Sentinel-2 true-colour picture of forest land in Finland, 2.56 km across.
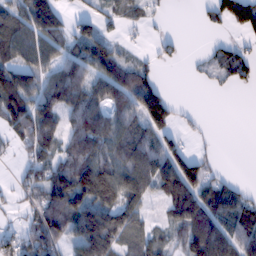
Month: February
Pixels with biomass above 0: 67%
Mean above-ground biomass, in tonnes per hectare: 74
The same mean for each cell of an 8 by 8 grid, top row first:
77 120 40 43 37 1 39 125
87 79 83 71 14 24 17 39
101 75 92 115 90 0 19 47
124 99 103 93 164 55 2 0
45 77 99 99 111 60 9 0
23 84 150 148 127 154 69 8
26 112 119 116 63 89 96 69
61 104 92 108 72 50 133 94
